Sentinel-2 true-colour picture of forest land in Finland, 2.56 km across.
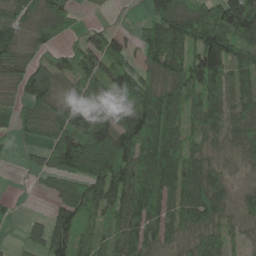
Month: May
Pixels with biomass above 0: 81%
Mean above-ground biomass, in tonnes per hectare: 97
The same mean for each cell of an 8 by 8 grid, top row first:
71 120 33 6 37 149 146 178
103 43 90 127 91 118 170 109
70 115 76 126 112 124 145 79
78 94 130 109 156 104 105 86
27 99 168 175 156 129 63 78
2 78 148 179 120 112 95 23
14 28 130 113 121 82 120 49
13 101 103 76 102 58 87 41
